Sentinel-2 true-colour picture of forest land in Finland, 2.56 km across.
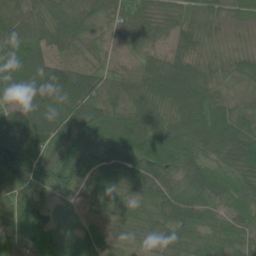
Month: June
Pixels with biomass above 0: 96%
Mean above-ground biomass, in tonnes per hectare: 68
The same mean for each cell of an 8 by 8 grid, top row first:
59 56 54 39 60 41 42 33
84 61 35 16 38 36 25 26
126 125 84 43 66 99 59 36
81 103 103 77 79 73 89 56
93 78 65 98 90 104 87 110
103 77 80 91 76 72 66 70
95 55 32 60 60 75 50 56
68 97 64 34 34 65 71 56
